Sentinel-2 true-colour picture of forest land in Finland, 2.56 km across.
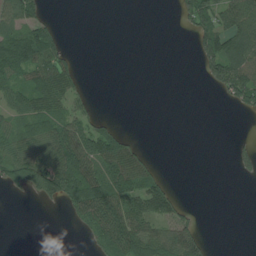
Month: July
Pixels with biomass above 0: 42%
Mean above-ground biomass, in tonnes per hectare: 40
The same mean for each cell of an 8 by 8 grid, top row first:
69 22 0 0 0 18 74 107
99 94 2 0 0 0 69 75
53 98 29 0 0 0 36 97
58 82 39 2 0 0 0 23
60 74 81 97 13 0 0 12
65 117 107 99 81 3 0 14
0 5 70 112 84 48 0 0
0 0 5 86 97 91 20 0
